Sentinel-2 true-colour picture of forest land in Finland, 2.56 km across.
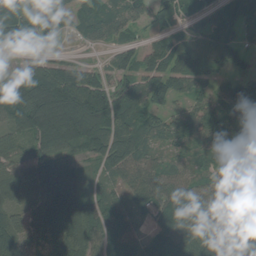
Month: August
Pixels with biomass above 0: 85%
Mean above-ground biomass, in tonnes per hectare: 83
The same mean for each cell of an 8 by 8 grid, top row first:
110 121 62 69 42 66 62 89
62 43 9 38 51 69 93 67
63 136 108 71 68 90 58 56
129 198 178 154 90 53 86 88
57 96 82 118 79 45 79 141
79 115 39 47 69 52 52 123
63 115 97 65 52 106 86 119
96 73 109 44 65 95 86 75
